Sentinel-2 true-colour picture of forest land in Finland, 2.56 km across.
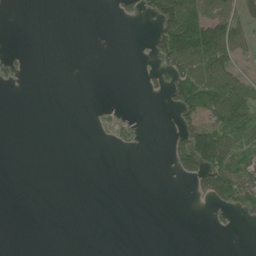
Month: June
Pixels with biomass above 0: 24%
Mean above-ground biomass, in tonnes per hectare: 27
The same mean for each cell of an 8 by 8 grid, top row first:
0 0 0 6 30 135 85 69
3 0 0 0 3 129 140 60
16 0 0 0 8 62 101 59
0 0 0 13 0 38 73 100
0 0 0 15 5 43 155 79
0 0 0 0 0 14 101 102
0 0 0 0 0 0 12 47
0 0 0 0 0 0 0 0
